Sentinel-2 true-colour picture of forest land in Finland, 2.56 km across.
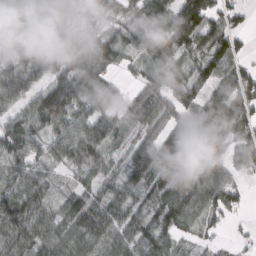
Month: March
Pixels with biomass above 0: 87%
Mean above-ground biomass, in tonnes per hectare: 81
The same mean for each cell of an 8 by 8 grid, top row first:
83 48 25 39 91 109 101 43
75 93 56 95 96 94 81 40
116 82 133 46 68 73 80 102
74 135 87 52 113 71 96 97
87 66 122 51 90 113 89 78
80 46 46 58 91 127 108 50
120 74 90 107 93 112 78 46
104 93 88 110 102 58 20 16
